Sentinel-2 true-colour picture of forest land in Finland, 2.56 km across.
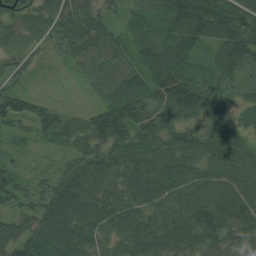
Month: August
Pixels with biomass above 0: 93%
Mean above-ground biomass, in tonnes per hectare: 76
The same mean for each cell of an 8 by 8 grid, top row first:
67 65 73 31 48 102 117 100
40 32 73 59 62 108 47 97
34 3 17 77 82 136 66 38
80 66 32 125 119 108 98 37
15 21 51 99 91 93 94 75
52 24 92 81 113 101 80 93
43 92 114 93 88 91 114 109
87 110 101 63 93 97 80 79
